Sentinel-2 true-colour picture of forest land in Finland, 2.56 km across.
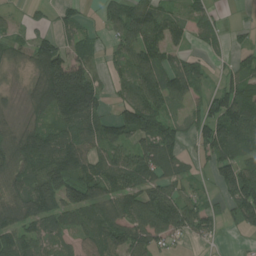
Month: July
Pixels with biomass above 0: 79%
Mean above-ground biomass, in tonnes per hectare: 82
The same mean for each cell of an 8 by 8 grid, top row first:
18 25 46 58 92 48 49 2
52 114 61 27 109 53 37 35
10 160 166 31 105 91 39 86
27 91 179 49 139 36 95 142
108 121 104 100 99 74 99 93
94 143 120 114 111 78 32 141
108 112 123 91 116 121 50 117
103 54 56 108 94 44 28 7
